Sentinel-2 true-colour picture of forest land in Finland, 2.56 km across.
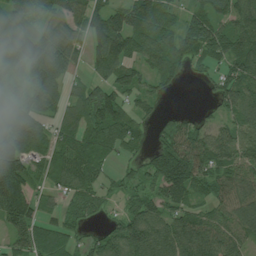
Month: July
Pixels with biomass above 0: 82%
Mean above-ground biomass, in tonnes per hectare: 89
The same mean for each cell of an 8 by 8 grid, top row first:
89 72 89 115 125 45 90 87
132 99 59 144 87 97 94 95
66 92 35 83 64 54 36 103
123 69 90 149 42 20 27 99
140 73 102 100 36 122 102 105
182 65 100 37 68 180 94 92
163 39 82 30 103 76 60 107
69 90 42 91 148 125 116 82
